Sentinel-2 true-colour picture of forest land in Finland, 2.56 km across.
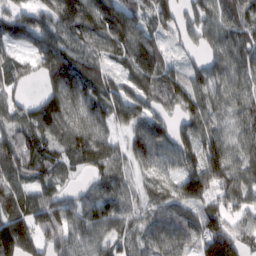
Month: February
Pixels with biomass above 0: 90%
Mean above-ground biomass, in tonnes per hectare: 88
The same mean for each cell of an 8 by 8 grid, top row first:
87 66 145 113 76 90 87 92
45 94 78 82 119 34 65 92
69 92 128 66 102 87 88 74
60 111 104 83 73 64 87 77
111 85 140 86 109 106 97 74
100 80 35 93 45 78 152 90
96 110 75 64 64 79 81 70
182 101 76 75 63 69 136 95
